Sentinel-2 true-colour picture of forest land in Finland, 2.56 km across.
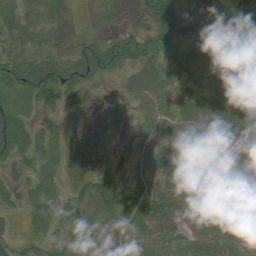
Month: July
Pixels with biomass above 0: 81%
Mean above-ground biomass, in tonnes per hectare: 33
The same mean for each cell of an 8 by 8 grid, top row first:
34 15 5 1 27 37 8 52
26 33 37 46 38 22 13 33
65 63 57 14 55 22 16 45
40 19 42 25 27 22 33 22
67 31 52 11 24 21 35 20
29 38 45 39 33 44 37 17
15 47 45 48 62 40 24 22
21 29 33 32 35 46 36 13
